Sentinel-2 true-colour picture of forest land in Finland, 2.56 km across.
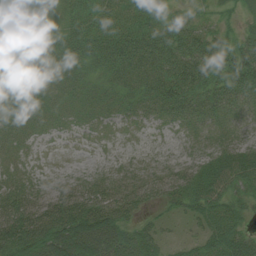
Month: August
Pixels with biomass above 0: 88%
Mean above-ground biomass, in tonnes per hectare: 41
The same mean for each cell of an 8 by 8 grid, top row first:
54 10 44 36 39 21 14 16
78 48 56 62 64 55 63 56
71 41 38 36 53 74 58 70
43 29 22 24 27 40 40 30
29 3 2 3 2 4 25 35
28 6 15 22 31 37 47 55
82 77 71 68 31 18 46 32
66 82 89 59 39 8 36 44
